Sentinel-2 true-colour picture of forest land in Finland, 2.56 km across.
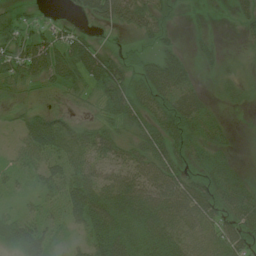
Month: July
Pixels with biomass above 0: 82%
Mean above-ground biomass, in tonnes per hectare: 47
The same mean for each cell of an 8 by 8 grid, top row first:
31 7 27 58 51 15 6 23
67 73 76 16 17 38 20 6
43 37 50 83 62 86 11 17
18 38 18 51 53 70 29 5
19 98 74 58 58 57 33 4
27 52 68 49 60 68 47 26
20 41 100 81 78 81 76 61
52 55 27 88 60 82 59 64
